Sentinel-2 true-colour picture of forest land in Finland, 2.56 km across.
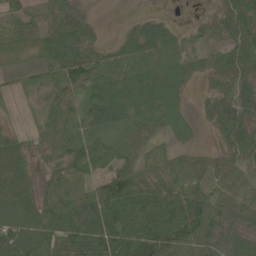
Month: June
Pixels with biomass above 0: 87%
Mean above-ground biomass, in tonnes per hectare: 53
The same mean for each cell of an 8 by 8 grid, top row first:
38 43 39 1 16 9 16 66
59 63 75 25 50 37 41 64
17 42 82 50 58 52 20 46
11 39 50 58 49 36 26 60
42 38 48 35 43 28 12 60
55 41 61 67 57 61 48 43
69 71 88 89 85 88 95 57
77 80 71 92 112 103 74 54
